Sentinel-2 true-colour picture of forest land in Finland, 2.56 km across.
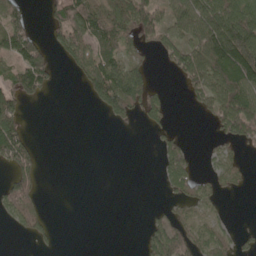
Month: May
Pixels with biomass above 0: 45%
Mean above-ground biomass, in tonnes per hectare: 51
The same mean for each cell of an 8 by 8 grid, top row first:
65 35 114 113 93 78 119 112
97 46 91 80 42 75 130 171
88 52 36 150 66 22 115 140
70 0 0 56 44 2 50 135
106 0 0 0 0 38 9 43
61 0 0 0 0 69 21 18
86 14 0 0 4 27 38 0
4 21 0 0 38 95 64 25
